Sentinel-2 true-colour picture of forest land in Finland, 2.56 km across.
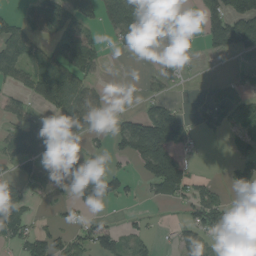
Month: August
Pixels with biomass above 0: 50%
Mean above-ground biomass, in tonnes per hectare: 56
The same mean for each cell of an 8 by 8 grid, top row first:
33 113 78 97 85 39 64 129
87 70 164 25 36 57 35 83
55 73 53 1 14 33 1 17
46 23 82 16 55 66 18 51
73 74 38 42 205 143 3 33
39 29 123 81 58 131 10 48
60 6 44 9 5 12 108 12
55 81 53 63 33 42 58 3
